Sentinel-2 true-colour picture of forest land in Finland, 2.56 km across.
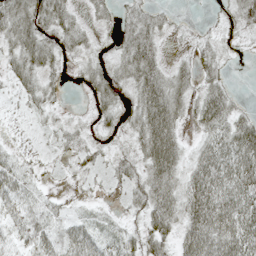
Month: May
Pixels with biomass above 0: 72%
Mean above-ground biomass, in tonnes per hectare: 33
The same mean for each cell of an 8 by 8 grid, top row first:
55 47 16 20 30 11 3 28
45 41 24 15 60 5 18 5
30 22 10 40 55 37 23 0
3 16 6 23 59 47 50 20
4 6 22 10 51 49 38 68
34 6 14 16 42 54 73 70
27 17 5 6 38 60 86 62
21 36 50 24 38 41 82 69
